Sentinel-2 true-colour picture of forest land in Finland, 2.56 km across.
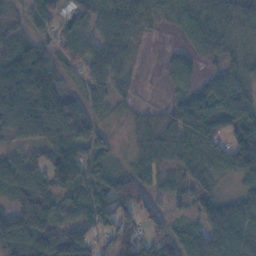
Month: November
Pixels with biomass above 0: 85%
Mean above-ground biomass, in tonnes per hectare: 64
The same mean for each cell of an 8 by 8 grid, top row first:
32 63 54 92 70 44 72 85
72 52 66 69 8 19 63 39
132 98 39 51 5 46 43 69
84 98 61 27 17 48 87 112
33 60 76 25 43 76 75 101
75 75 90 54 49 39 47 61
63 68 79 102 73 19 69 83
93 83 89 70 64 59 88 94
